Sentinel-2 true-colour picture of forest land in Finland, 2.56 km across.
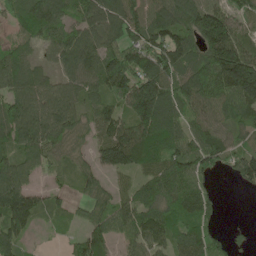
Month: May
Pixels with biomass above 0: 85%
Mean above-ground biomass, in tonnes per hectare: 96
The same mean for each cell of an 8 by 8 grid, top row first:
63 114 86 133 96 107 147 72
65 58 115 95 129 140 143 141
106 63 90 150 161 106 151 224
109 116 74 77 211 94 84 102
89 105 50 165 147 110 114 55
102 33 49 62 61 127 60 83
173 41 32 90 90 101 66 0
73 6 54 69 103 92 88 17
